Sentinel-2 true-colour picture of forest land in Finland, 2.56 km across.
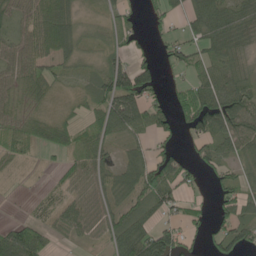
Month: May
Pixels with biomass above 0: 68%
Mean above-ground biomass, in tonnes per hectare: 49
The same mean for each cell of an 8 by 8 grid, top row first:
44 90 36 24 17 25 80 61
55 68 38 32 23 42 48 45
48 47 20 90 88 17 58 44
39 26 24 95 85 50 119 93
51 47 51 32 32 31 52 60
9 7 53 41 76 55 23 45
1 31 54 40 57 45 21 66
91 40 23 49 87 70 37 66
